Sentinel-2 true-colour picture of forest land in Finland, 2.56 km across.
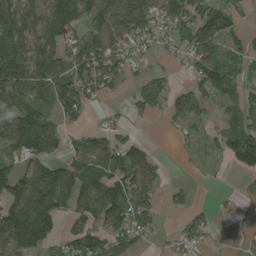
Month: August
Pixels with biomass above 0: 65%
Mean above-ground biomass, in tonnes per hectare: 81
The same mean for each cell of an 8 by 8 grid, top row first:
116 128 103 165 161 132 100 41
102 103 99 118 65 55 103 71
144 135 122 102 65 24 100 60
130 79 66 16 66 69 41 71
114 83 62 99 45 4 24 137
109 110 99 100 101 3 4 27
119 113 90 135 110 35 16 10
111 65 107 101 44 36 31 10
